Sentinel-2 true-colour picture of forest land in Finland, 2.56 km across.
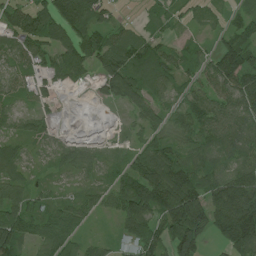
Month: July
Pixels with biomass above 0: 84%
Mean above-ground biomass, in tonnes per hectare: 72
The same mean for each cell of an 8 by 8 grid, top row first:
94 107 125 34 20 31 27 50
74 78 135 107 81 36 25 133
42 58 40 101 83 58 71 120
40 26 1 3 81 46 89 98
48 35 28 12 57 54 69 86
68 22 27 51 135 128 71 108
115 61 57 50 134 155 128 195
98 64 44 15 88 98 59 166
